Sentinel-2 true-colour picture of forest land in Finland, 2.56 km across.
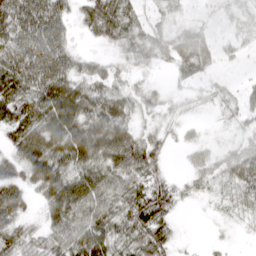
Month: March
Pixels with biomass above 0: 80%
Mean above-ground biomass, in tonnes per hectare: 39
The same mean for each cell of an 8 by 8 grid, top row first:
70 71 23 70 25 17 10 13
66 73 12 22 37 26 20 17
70 71 46 29 13 7 19 8
59 71 72 65 23 17 9 30
46 75 82 80 51 12 13 26
39 68 59 54 52 12 25 50
47 38 60 47 74 25 6 22
47 40 58 50 58 21 4 3
